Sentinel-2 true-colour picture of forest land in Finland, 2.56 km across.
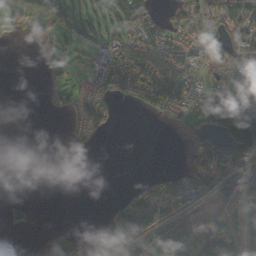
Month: October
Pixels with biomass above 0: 48%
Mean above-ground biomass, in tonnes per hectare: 55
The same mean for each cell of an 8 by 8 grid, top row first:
55 63 64 65 78 41 77 89
2 25 38 58 90 84 75 119
0 18 15 77 99 94 52 67
0 13 49 27 18 42 113 125
0 0 24 1 0 1 43 102
0 0 0 0 17 51 89 57
34 0 0 33 182 114 58 97
0 27 98 155 114 138 163 110
